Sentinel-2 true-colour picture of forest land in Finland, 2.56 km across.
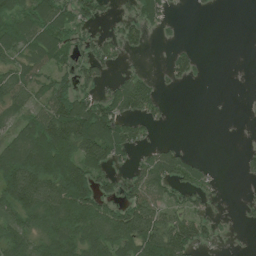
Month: July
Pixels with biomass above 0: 58%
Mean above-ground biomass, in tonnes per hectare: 62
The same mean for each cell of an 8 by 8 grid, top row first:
75 95 66 21 65 8 3 0
75 89 36 44 31 19 0 0
80 52 57 33 48 28 5 1
60 89 109 99 67 1 0 1
91 146 126 112 35 20 0 2
153 148 133 51 63 78 33 11
101 118 125 68 105 57 34 10
94 115 117 112 139 144 43 2
